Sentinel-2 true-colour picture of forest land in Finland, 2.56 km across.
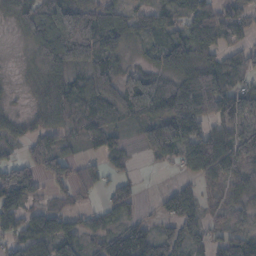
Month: November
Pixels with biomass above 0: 81%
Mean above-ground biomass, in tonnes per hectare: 67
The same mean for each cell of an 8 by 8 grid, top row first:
62 86 123 71 37 48 82 65
15 151 140 90 36 78 72 59
15 81 51 72 80 77 121 66
24 65 73 57 77 139 114 108
31 49 28 46 40 100 109 100
95 66 61 30 6 13 63 69
97 45 29 56 19 74 31 42
55 89 71 80 82 61 38 49
